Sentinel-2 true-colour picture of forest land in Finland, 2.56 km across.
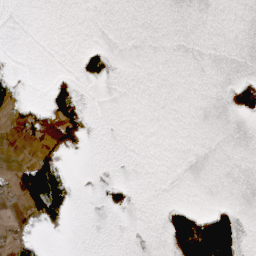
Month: April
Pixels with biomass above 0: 12%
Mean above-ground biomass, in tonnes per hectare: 18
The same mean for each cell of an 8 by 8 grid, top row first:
0 0 0 0 0 0 0 0
0 0 11 10 0 0 0 0
14 12 30 14 0 0 0 18
26 49 47 0 0 0 0 29
3 24 29 0 0 0 0 0
45 133 2 0 0 0 0 0
9 112 1 20 0 39 19 14
27 4 0 0 0 112 254 66
